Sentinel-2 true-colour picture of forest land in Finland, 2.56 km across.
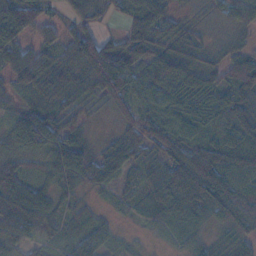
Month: November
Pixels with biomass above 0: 88%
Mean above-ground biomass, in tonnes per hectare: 57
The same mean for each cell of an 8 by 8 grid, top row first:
105 38 37 29 72 32 15 65
55 43 95 67 82 72 32 33
44 78 81 135 65 90 55 80
21 43 30 28 55 50 61 82
47 63 37 36 69 91 85 91
72 27 53 36 41 120 143 68
89 52 19 15 24 73 84 103
47 25 43 26 8 22 28 50
